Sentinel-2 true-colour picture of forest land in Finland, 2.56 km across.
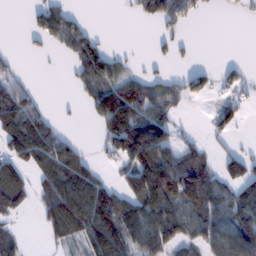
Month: February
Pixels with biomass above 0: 54%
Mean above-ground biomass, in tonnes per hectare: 68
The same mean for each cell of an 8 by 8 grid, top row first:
0 95 26 0 41 80 11 10
4 25 87 20 1 29 0 0
51 0 50 81 42 27 45 40
122 26 9 152 89 30 15 45
110 105 32 84 185 62 27 13
90 102 119 23 178 178 107 91
73 80 146 127 119 107 119 112
43 31 65 143 119 87 94 147
